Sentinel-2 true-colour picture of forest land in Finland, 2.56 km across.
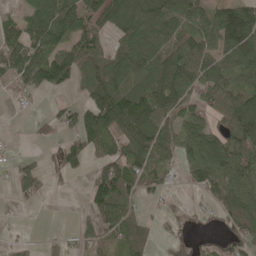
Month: May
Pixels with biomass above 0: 68%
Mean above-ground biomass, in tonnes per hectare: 73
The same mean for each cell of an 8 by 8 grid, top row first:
45 118 118 119 139 87 69 138
105 111 117 44 102 90 74 156
78 106 60 115 122 143 80 68
9 16 70 177 139 93 43 81
1 20 66 63 145 77 88 80
56 40 15 117 93 20 86 96
12 2 8 117 31 5 28 98
10 11 31 56 68 15 16 64
